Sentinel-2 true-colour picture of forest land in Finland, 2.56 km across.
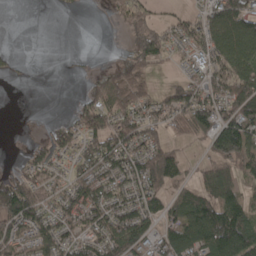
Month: April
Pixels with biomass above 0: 65%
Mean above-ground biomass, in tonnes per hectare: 74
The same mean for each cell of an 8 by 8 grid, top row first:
0 0 4 26 81 37 103 124
4 0 5 1 113 57 136 111
14 0 12 79 56 27 103 117
0 2 58 89 73 99 120 120
0 70 77 108 101 31 54 136
47 63 77 112 126 60 74 58
153 83 119 105 100 63 130 101
88 94 92 116 98 115 153 162
